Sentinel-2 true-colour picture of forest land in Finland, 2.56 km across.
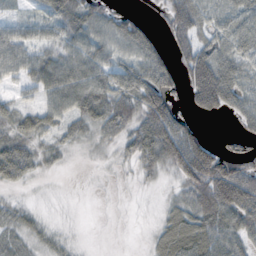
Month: October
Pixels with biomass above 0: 74%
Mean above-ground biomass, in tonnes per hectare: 50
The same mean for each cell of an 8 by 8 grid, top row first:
20 53 80 42 13 75 46 50
62 45 58 53 70 52 57 56
27 64 78 61 86 51 131 62
37 49 60 79 92 54 48 49
52 27 21 28 93 113 64 26
48 9 1 5 24 41 140 111
25 6 2 2 3 39 88 115
26 26 6 1 5 88 75 56
